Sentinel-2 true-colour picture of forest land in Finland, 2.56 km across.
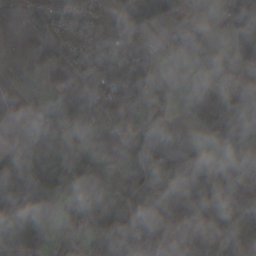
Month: November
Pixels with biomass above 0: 74%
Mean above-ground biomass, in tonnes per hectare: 85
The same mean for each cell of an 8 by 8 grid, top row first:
15 98 47 47 80 56 9 117
9 71 53 59 57 23 86 90
3 36 97 125 99 9 43 48
3 103 131 66 107 37 175 175
72 176 138 99 130 130 51 140
162 130 103 111 123 99 72 44
114 84 63 117 116 94 110 140
82 48 49 127 87 69 103 108
